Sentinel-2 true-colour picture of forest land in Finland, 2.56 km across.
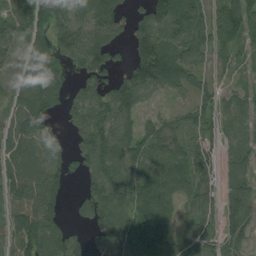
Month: August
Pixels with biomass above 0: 81%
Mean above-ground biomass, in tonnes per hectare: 78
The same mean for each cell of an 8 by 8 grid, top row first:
70 105 61 127 69 114 62 73
43 77 99 71 111 90 52 49
65 121 57 65 117 83 27 26
76 85 92 111 44 29 47 40
85 66 64 111 86 71 50 52
103 109 44 91 93 118 46 59
90 107 49 127 120 66 56 91
92 123 31 106 138 79 55 58
